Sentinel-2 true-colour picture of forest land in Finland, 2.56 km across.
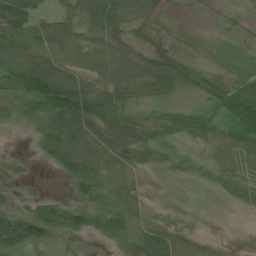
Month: July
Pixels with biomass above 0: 75%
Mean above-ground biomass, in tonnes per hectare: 43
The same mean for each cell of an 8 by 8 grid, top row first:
95 31 64 82 40 7 4 5
63 50 52 67 35 20 8 9
77 125 60 68 76 72 27 30
29 82 118 73 19 35 34 93
1 76 88 77 47 27 27 57
17 5 78 48 9 11 18 40
24 53 45 65 19 3 0 15
82 28 9 42 55 30 8 6
